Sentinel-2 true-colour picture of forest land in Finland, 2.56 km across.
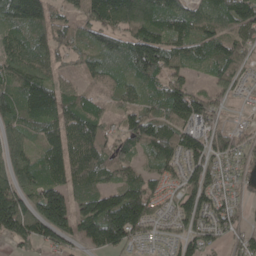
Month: May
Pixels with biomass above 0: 87%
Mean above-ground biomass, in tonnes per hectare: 91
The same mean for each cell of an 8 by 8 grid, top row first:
142 123 63 150 143 114 91 131
94 88 51 93 162 90 92 84
105 87 35 61 86 77 43 50
93 128 109 39 92 128 96 3
68 81 122 60 118 112 106 63
98 106 117 72 75 48 97 38
152 178 100 168 126 67 79 32
80 95 79 148 37 48 70 49
